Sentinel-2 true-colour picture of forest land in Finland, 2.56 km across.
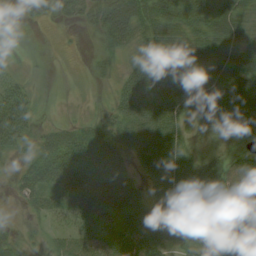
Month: August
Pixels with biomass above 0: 77%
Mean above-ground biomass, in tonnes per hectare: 46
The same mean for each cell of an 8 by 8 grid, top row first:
3 22 30 82 64 65 70 66
1 0 1 39 47 63 65 64
25 4 5 19 62 73 65 79
88 2 3 24 75 53 58 67
55 34 46 37 63 54 7 16
20 63 67 68 30 66 50 67
6 40 67 61 58 55 45 83
20 19 62 68 67 65 59 36
